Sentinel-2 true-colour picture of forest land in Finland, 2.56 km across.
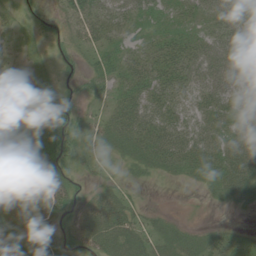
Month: June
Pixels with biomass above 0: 75%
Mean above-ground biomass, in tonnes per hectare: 34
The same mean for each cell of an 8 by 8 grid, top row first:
18 11 45 55 34 30 39 47
12 10 24 35 32 44 51 61
12 9 15 39 42 42 61 49
33 34 19 29 47 34 35 31
46 58 31 34 49 45 42 45
25 69 16 18 18 20 36 58
7 52 25 56 14 1 5 14
16 23 42 66 41 36 32 30
